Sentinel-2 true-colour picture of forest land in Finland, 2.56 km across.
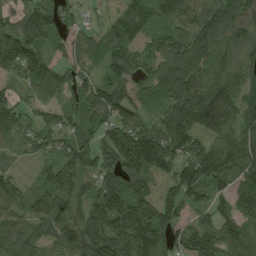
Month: August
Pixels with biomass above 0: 92%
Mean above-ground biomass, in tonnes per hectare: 127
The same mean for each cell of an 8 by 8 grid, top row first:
90 149 60 61 113 107 140 150
164 124 152 94 68 127 146 107
78 155 90 109 71 175 127 107
128 81 85 132 81 148 172 123
66 90 113 131 193 154 111 141
66 93 136 126 119 127 155 116
81 133 124 217 181 112 115 110
128 111 215 278 235 136 163 116
